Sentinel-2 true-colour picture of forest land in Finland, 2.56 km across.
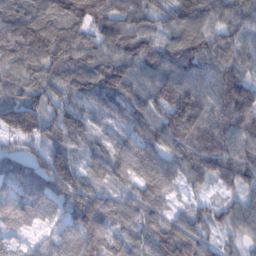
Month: February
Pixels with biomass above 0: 96%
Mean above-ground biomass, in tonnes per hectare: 100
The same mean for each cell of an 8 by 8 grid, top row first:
113 104 139 104 88 84 85 88
127 141 108 95 85 109 94 74
70 82 98 115 76 113 84 84
137 83 95 80 91 160 98 135
62 92 68 73 127 117 121 83
153 169 102 86 106 91 88 95
120 107 144 117 116 39 64 72
52 53 130 102 125 145 65 49
